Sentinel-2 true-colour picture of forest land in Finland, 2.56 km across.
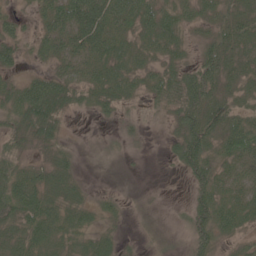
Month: June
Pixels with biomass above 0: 77%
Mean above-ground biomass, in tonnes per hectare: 38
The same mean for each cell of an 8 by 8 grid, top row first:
21 46 80 73 60 51 35 50
33 36 56 59 42 39 36 51
24 49 39 59 34 56 61 40
53 80 18 21 9 37 57 37
29 30 2 3 5 38 61 74
55 43 20 0 1 5 55 41
59 61 40 16 3 4 61 54
44 56 28 27 6 4 44 23
